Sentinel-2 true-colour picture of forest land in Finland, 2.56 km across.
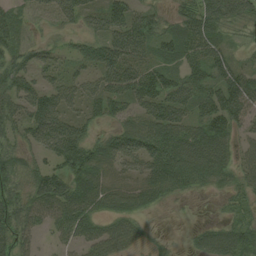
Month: August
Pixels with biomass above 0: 82%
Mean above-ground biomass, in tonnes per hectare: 60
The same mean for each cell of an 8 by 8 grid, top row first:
42 27 49 84 56 38 85 63
48 26 30 86 65 68 73 20
60 39 46 77 104 64 66 86
56 100 43 54 63 86 90 82
40 71 91 52 78 90 99 38
51 73 75 45 68 91 73 44
72 77 85 59 41 5 3 33
58 15 56 88 71 7 59 75
